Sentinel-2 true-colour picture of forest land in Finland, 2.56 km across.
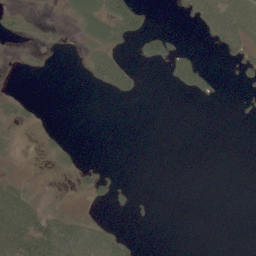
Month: June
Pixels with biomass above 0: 28%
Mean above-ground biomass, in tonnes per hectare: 16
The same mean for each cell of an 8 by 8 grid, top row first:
20 4 49 71 26 5 55 71
3 13 15 45 25 24 6 35
3 2 4 52 5 30 23 9
23 2 0 0 0 0 0 5
8 15 3 0 0 0 0 0
14 3 21 14 0 0 0 0
68 22 8 12 7 0 0 0
69 66 62 38 1 0 0 0
